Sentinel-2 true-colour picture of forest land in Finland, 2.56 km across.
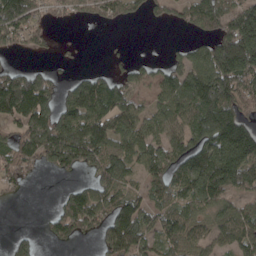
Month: April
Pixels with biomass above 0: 67%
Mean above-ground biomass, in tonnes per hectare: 107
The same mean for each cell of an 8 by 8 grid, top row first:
180 57 49 76 42 48 141 165
51 26 11 6 0 19 105 301
137 71 62 93 55 106 185 186
159 127 154 177 72 114 218 106
124 184 204 137 124 106 156 213
87 18 34 135 89 123 203 198
3 13 177 147 102 108 95 88
49 30 39 132 100 113 81 122
